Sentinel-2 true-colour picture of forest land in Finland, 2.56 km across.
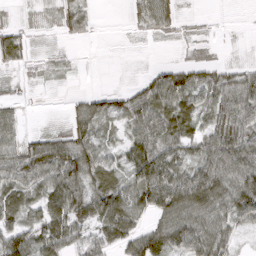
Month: March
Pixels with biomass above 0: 72%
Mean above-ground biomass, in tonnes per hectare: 45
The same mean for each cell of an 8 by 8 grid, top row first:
7 8 40 0 38 28 3 0
51 3 1 0 2 5 11 1
13 6 1 0 27 73 53 46
24 1 42 49 83 74 48 72
47 59 70 26 70 59 51 71
66 73 77 58 72 68 71 80
57 65 76 83 54 87 76 74
67 72 47 62 70 73 77 21
